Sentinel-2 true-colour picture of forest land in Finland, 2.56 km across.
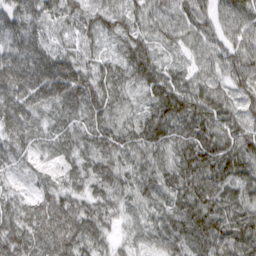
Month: March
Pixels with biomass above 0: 99%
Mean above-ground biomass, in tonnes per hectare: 60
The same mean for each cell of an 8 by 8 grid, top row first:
81 70 65 53 57 72 61 77
75 73 54 20 58 38 58 69
105 124 81 45 66 70 46 61
92 46 47 46 39 85 84 54
58 36 51 60 56 62 86 75
25 31 49 59 49 67 69 64
47 51 56 48 34 59 75 62
66 66 67 32 27 61 71 59
